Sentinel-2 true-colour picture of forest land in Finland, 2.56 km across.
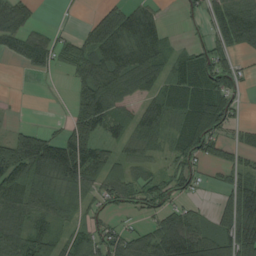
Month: August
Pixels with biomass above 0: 70%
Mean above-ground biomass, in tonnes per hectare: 68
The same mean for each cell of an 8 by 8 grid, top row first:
81 0 5 80 75 5 67 103
64 78 73 104 92 37 84 51
0 6 66 84 70 78 93 43
2 0 72 68 62 70 92 30
106 117 101 40 49 54 81 45
103 97 109 67 51 74 19 64
104 63 47 48 55 48 15 140
109 84 57 83 80 160 108 156
